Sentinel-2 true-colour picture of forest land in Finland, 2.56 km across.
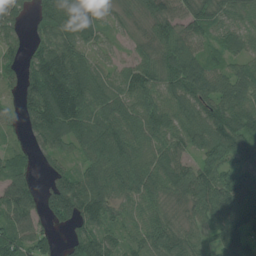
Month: July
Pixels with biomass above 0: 90%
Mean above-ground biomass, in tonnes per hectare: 80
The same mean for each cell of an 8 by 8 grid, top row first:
78 88 63 40 61 91 82 76
55 94 69 38 45 88 52 74
52 149 111 59 87 95 99 100
44 135 99 93 95 92 90 97
27 70 70 109 83 76 94 86
57 44 71 89 89 96 91 75
87 74 119 73 74 49 90 109
84 50 78 61 85 84 53 104
